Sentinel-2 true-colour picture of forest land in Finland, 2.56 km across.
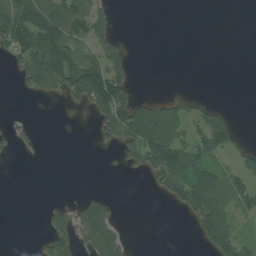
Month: July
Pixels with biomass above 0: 35%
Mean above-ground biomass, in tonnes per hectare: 41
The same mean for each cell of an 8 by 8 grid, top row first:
98 116 110 42 0 0 0 0
58 123 64 84 0 0 0 0
21 96 124 137 0 0 0 0
2 0 13 146 86 69 42 1
15 1 0 33 111 95 81 30
0 0 0 0 30 99 81 53
0 16 41 30 0 29 109 39
0 47 40 79 0 0 66 52
